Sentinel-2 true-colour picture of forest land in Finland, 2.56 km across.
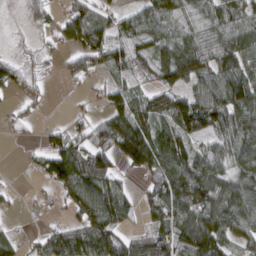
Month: March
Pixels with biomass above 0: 72%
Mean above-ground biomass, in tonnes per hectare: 73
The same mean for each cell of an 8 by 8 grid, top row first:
3 38 84 42 65 54 68 75
9 25 82 96 61 96 77 103
65 20 36 35 41 93 97 125
24 8 16 81 94 112 132 103
7 45 61 120 162 111 64 103
1 60 134 69 43 131 129 81
10 13 102 117 38 107 138 117
35 63 100 93 69 100 127 59
